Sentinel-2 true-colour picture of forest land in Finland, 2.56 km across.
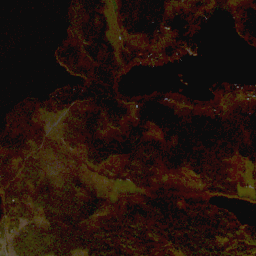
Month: November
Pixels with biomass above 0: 66%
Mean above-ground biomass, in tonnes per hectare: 71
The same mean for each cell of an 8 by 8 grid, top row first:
0 0 86 62 103 97 21 80
0 23 101 91 83 82 5 26
0 12 120 116 2 1 16 18
75 78 91 92 118 90 60 60
163 42 70 103 60 87 68 83
116 40 60 34 70 61 75 39
117 110 145 65 89 105 80 39
73 183 92 101 72 91 85 108
